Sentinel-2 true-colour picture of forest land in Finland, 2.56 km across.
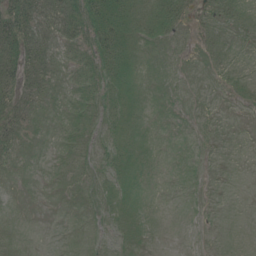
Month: July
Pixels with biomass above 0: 45%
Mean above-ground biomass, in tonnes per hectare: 7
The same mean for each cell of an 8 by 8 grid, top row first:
36 17 23 29 15 18 5 5
26 13 12 26 5 4 6 1
22 13 11 21 6 3 2 6
16 6 11 12 4 1 1 1
10 2 10 9 3 0 1 0
3 2 7 10 1 0 1 0
0 0 3 12 3 0 0 0
1 0 1 2 1 0 0 0
